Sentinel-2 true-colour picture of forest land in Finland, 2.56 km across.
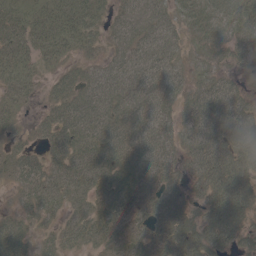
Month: May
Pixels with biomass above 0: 87%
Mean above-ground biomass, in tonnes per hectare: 46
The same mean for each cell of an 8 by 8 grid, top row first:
39 47 53 32 71 37 51 51
43 43 34 35 61 39 49 40
39 25 43 57 64 43 39 22
24 24 55 59 59 39 72 54
21 29 46 62 61 36 72 76
38 38 42 48 59 33 75 72
18 30 29 48 51 58 49 62
58 21 32 35 37 64 55 37
